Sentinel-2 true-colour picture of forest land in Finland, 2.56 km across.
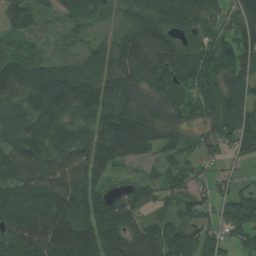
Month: July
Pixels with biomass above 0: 91%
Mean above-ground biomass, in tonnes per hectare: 120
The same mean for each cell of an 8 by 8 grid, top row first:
119 52 128 37 149 162 98 126
55 34 52 97 172 150 103 125
188 162 134 129 143 140 125 119
102 162 134 128 155 124 85 108
123 131 121 171 132 98 88 95
146 139 138 60 42 93 49 35
158 184 148 153 89 66 70 127
150 207 235 143 148 154 98 75
